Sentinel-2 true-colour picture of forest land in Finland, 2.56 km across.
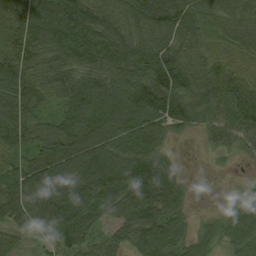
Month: August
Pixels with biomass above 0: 94%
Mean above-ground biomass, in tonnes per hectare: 91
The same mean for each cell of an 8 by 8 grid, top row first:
103 115 129 91 118 124 84 76
107 116 143 141 103 86 69 85
109 106 96 104 135 125 91 99
104 57 117 107 117 106 70 109
81 111 125 93 94 16 28 49
73 115 108 126 154 66 10 13
109 121 116 81 141 66 11 67
61 59 87 54 79 68 44 71
